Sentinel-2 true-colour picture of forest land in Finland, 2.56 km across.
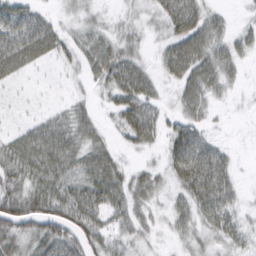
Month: March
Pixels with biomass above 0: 77%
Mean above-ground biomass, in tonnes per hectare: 37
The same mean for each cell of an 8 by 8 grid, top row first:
60 29 20 13 19 63 33 6
94 50 40 47 18 48 54 30
26 5 14 55 52 31 52 13
9 15 27 23 68 21 22 3
34 56 42 18 36 50 43 2
41 47 42 54 28 39 93 17
59 51 61 57 30 29 60 25
50 69 61 41 24 17 27 31
